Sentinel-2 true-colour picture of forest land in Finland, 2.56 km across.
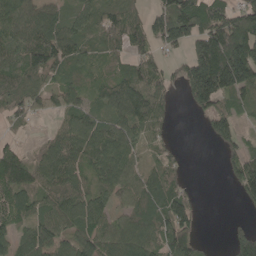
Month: May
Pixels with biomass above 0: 77%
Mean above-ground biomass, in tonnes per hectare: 87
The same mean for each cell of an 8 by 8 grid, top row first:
89 71 80 94 69 169 114 112
81 130 84 67 60 68 193 202
94 68 58 76 96 46 276 196
62 85 82 76 116 19 91 52
29 57 116 118 67 17 17 56
105 102 80 101 67 39 0 102
86 84 108 59 106 133 0 23
75 105 96 83 100 128 8 102
